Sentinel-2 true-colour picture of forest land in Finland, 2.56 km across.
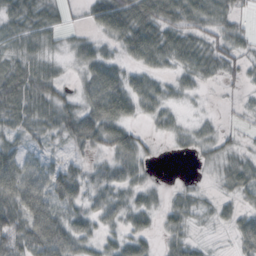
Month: October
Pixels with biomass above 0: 78%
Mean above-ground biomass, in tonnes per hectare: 33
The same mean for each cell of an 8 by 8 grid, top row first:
53 41 9 79 76 54 49 25
30 18 21 17 64 54 40 26
57 46 22 57 33 21 19 17
54 53 57 72 25 16 5 10
28 20 40 54 22 11 21 14
37 45 39 34 21 1 5 43
32 15 30 38 32 28 12 21
54 26 34 23 29 22 5 36
